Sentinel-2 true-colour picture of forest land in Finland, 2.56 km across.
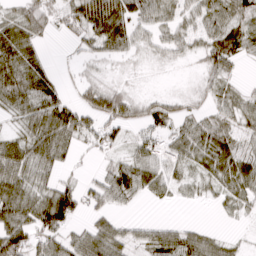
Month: March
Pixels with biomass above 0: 75%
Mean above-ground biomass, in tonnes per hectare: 46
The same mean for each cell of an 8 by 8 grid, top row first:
43 51 70 99 45 39 58 57
82 11 25 62 24 36 62 67
73 43 24 17 6 5 33 20
38 73 58 70 39 40 34 49
50 77 35 33 38 45 78 46
65 38 18 62 64 33 42 67
78 97 50 34 5 7 6 30
73 55 49 65 42 63 44 11
